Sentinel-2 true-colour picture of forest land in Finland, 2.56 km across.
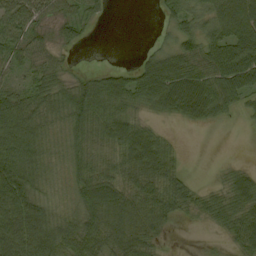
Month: September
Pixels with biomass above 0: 78%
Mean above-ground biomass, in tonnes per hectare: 56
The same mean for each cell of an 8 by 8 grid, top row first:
51 40 42 6 0 45 53 116
52 34 15 0 9 49 74 92
27 54 36 52 79 94 80 85
92 74 92 67 32 50 59 22
100 52 59 60 98 17 0 0
111 45 59 60 83 51 2 38
101 49 68 102 82 55 45 61
117 95 84 83 69 1 3 59
